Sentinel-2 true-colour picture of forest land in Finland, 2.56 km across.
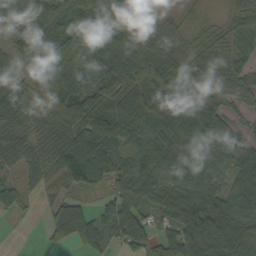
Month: September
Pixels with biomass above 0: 89%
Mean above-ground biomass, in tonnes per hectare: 76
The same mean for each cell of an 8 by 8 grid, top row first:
87 115 113 101 56 16 17 54
72 119 176 132 104 48 45 53
59 120 100 121 87 93 62 59
80 78 88 77 95 109 76 31
67 63 115 78 76 102 89 71
32 54 89 81 91 77 73 84
35 27 58 63 63 78 87 76
0 24 64 43 61 83 110 97
